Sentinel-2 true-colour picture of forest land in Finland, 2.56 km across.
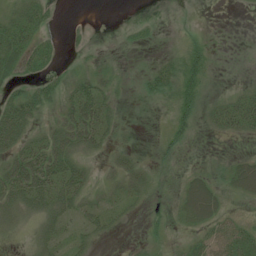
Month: July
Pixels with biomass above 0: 59%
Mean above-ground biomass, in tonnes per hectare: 23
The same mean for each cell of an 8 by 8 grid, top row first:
31 27 1 0 2 0 0 1
55 27 8 1 8 6 24 0
26 27 26 16 15 44 21 3
51 17 47 20 3 37 21 52
40 42 41 20 7 23 1 3
62 64 35 20 30 11 24 43
39 39 26 18 10 19 49 7
4 28 16 6 10 8 35 43
